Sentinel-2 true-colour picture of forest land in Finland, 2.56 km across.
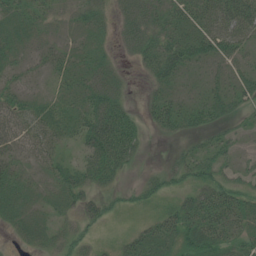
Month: July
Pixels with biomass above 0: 73%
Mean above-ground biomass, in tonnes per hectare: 26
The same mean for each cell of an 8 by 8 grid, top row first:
26 23 19 19 36 28 37 60
23 18 17 11 33 39 35 25
18 10 24 28 9 22 18 22
36 27 28 55 15 32 30 18
30 28 28 77 17 8 24 14
24 17 33 35 11 24 33 23
28 20 37 15 14 28 42 33
10 23 22 9 27 29 39 29
